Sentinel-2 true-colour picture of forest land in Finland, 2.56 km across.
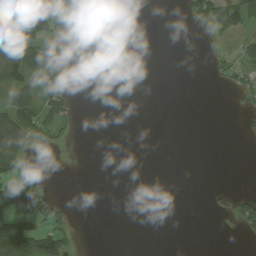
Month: August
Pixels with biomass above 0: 23%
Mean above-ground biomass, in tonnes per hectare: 24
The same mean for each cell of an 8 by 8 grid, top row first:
92 49 3 0 0 0 93 84
92 66 9 0 0 0 11 25
69 63 1 0 0 0 5 19
88 58 8 0 0 0 0 9
91 25 1 0 0 0 0 1
50 9 0 0 0 0 0 0
93 79 1 0 0 0 5 49
170 100 9 0 0 0 0 5
